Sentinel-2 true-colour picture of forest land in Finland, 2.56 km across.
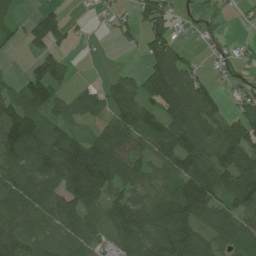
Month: July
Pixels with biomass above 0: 73%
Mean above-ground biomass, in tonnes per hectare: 80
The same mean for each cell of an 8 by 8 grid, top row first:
30 66 8 22 57 32 14 6
13 70 4 5 45 54 14 18
24 121 6 30 81 109 28 19
119 82 64 82 88 115 83 50
145 138 117 145 75 135 97 105
104 118 233 149 75 107 125 147
110 109 125 86 90 159 100 76
98 74 98 40 93 149 74 84
